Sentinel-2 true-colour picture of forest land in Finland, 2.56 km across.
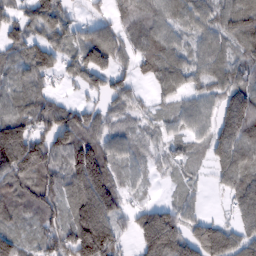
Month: February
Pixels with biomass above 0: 85%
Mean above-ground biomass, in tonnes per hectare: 83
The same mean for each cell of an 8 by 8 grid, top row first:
55 107 25 56 85 67 71 113
68 101 94 98 78 68 75 69
58 45 50 73 30 75 67 84
91 96 71 54 30 49 56 188
183 124 140 74 33 37 67 130
125 99 166 107 30 25 24 103
83 92 122 129 56 64 12 71
84 73 153 107 111 138 147 77
